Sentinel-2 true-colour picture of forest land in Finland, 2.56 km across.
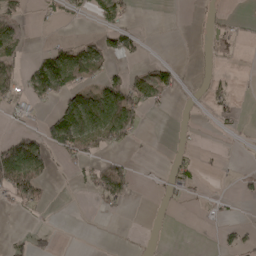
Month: May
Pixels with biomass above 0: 29%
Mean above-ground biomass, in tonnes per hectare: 29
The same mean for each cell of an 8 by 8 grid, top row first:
37 10 11 53 0 0 6 8
49 32 49 44 11 0 4 2
50 120 64 45 58 26 12 1
16 24 140 117 41 3 10 10
87 64 79 45 4 4 1 3
150 37 21 108 2 30 5 15
21 15 0 16 0 4 6 2
17 21 0 0 3 0 0 23
